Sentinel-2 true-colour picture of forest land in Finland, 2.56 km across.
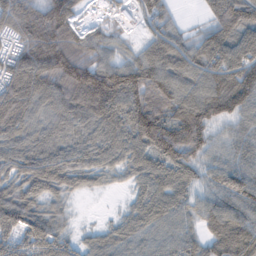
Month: February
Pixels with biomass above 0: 92%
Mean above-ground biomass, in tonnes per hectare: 84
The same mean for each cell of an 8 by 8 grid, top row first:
132 148 41 31 59 29 51 123
67 154 97 49 56 92 111 116
103 110 136 126 120 102 108 135
108 71 99 99 137 110 120 84
74 73 68 81 99 147 80 57
64 90 62 31 69 72 50 63
105 54 2 5 72 71 71 83
65 89 33 61 60 69 77 130
